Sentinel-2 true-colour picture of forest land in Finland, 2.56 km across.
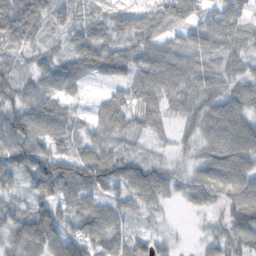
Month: November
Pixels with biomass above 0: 89%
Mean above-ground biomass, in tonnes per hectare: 57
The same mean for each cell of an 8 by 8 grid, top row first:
84 57 41 44 48 64 47 68
37 26 58 52 63 54 65 51
43 44 35 32 71 78 63 48
70 74 20 67 63 40 70 63
81 60 42 52 25 28 56 80
59 97 88 88 83 37 70 83
42 63 71 52 44 11 32 79
73 77 79 64 48 14 28 73
